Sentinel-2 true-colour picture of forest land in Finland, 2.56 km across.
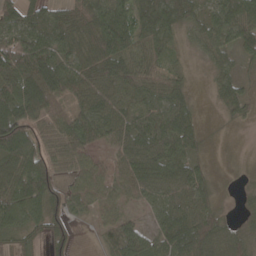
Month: April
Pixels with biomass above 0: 83%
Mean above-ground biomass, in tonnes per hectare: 60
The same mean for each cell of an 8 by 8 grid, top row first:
64 52 66 88 50 55 47 80
88 69 63 97 62 23 48 47
99 92 78 86 69 38 20 36
97 78 60 67 64 81 3 35
100 59 68 49 84 83 12 1
103 97 51 48 88 78 33 4
90 96 32 42 24 66 60 14
43 56 7 69 80 91 83 45
